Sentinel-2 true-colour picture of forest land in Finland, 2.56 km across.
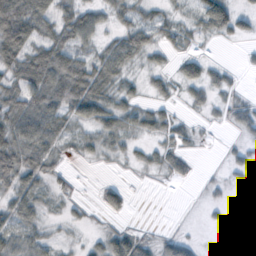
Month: October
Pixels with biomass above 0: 61%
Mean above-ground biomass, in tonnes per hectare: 25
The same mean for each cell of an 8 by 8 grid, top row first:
79 39 42 21 23 15 48 25
68 52 40 32 40 17 3 4
39 68 67 34 14 23 37 5
47 58 40 40 23 10 11 22
51 46 14 23 12 20 2 9
44 27 3 2 4 20 2 8
34 14 8 31 0 0 6 3
31 19 8 41 22 31 0 2
